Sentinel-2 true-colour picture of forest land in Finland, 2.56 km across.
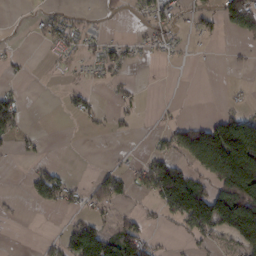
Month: February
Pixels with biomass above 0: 36%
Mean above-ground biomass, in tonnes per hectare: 40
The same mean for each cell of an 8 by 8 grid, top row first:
1 24 12 8 21 31 30 95
4 20 27 30 23 17 5 10
8 2 8 20 2 0 0 2
48 0 26 15 6 4 6 37
21 6 0 2 1 54 153 218
0 55 4 42 47 117 70 211
6 15 24 32 8 110 165 185
0 13 142 105 77 5 32 77
